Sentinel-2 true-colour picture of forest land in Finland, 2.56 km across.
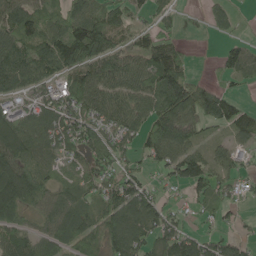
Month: May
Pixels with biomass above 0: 78%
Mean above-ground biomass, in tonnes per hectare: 73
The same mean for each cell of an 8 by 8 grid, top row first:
95 50 94 84 29 24 40 17
93 93 143 84 69 46 0 61
99 66 104 100 99 124 23 32
65 92 94 79 77 144 81 61
119 83 78 74 64 106 50 38
125 57 57 80 53 73 87 38
84 64 66 100 109 31 36 19
96 67 91 88 75 113 59 45
